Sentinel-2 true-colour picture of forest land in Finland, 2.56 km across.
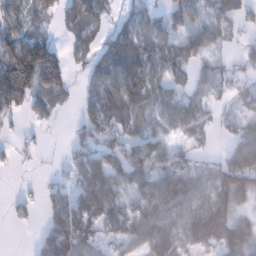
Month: January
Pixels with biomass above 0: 71%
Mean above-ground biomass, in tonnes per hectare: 79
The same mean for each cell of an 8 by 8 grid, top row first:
121 59 123 47 75 61 69 44
144 113 48 82 93 80 71 36
158 138 29 105 112 49 69 52
57 49 48 103 64 85 43 48
15 7 62 69 74 48 25 130
4 12 71 105 92 99 107 176
27 51 100 96 79 109 139 82
0 116 130 56 95 98 115 173
